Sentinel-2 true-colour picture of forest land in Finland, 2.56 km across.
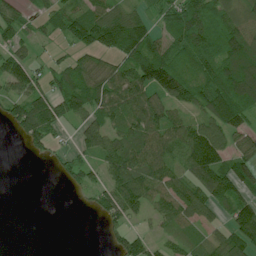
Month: July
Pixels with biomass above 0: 71%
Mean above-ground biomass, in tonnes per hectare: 68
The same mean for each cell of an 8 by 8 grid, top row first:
59 46 71 81 42 97 117 56
51 14 51 91 114 83 107 127
104 57 81 87 113 115 101 158
89 113 80 84 105 47 76 95
7 51 36 68 87 80 140 48
0 3 45 66 92 58 106 117
0 0 4 81 53 89 68 81
0 0 0 34 60 36 47 99
